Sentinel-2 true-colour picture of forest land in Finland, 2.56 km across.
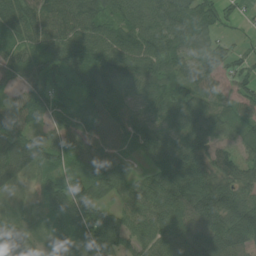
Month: July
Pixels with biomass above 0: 93%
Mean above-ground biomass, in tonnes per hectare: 74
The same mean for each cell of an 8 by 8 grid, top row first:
95 89 109 76 88 96 68 22
57 75 106 101 96 87 69 22
51 66 75 91 85 93 70 53
81 56 34 81 59 99 96 46
79 52 62 83 58 75 70 45
57 35 53 76 39 128 104 83
31 48 69 52 84 104 127 106
72 20 64 118 70 95 116 103
